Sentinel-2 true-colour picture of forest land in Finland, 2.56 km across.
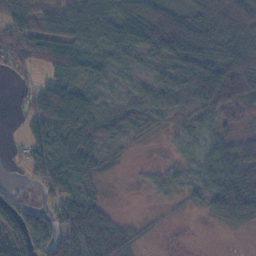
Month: November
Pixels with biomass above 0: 77%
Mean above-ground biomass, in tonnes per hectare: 48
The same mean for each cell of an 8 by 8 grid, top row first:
74 81 80 64 56 43 58 62
75 71 59 50 48 78 73 61
14 40 53 43 36 57 82 55
14 95 77 50 48 36 44 36
7 83 78 41 5 18 28 42
4 72 67 10 9 20 37 62
73 39 78 13 1 4 28 68
108 79 81 60 9 0 0 0
